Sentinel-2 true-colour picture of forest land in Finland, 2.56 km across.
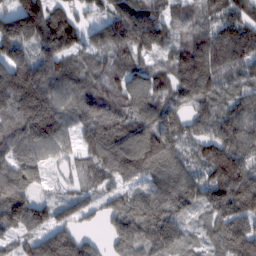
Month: February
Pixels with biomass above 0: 92%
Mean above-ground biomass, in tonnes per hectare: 119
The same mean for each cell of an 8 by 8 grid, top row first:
159 148 58 120 168 72 113 124
135 122 102 131 146 100 190 156
197 141 92 99 106 132 149 89
170 178 109 118 113 115 105 121
95 109 73 153 184 134 138 127
146 43 47 101 108 106 139 186
149 81 66 65 142 98 104 158
58 121 87 74 114 92 71 168
